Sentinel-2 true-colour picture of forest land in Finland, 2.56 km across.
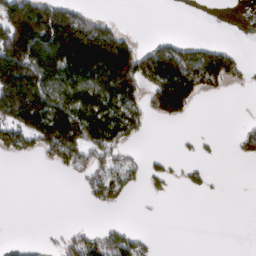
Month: March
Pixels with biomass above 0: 39%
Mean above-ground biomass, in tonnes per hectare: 76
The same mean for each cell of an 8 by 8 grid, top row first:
204 219 95 13 0 0 0 0
255 221 318 258 61 102 80 14
250 144 158 209 122 228 116 29
185 189 178 137 70 91 0 0
81 125 172 96 6 4 5 30
0 1 30 72 30 14 15 0
0 0 1 22 1 0 0 0
13 7 69 97 33 0 0 0
